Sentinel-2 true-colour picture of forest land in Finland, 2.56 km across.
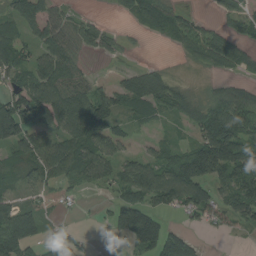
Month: August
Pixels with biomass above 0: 68%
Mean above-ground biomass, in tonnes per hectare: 71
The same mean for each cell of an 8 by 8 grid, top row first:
71 64 28 7 80 61 9 74
85 89 60 31 4 29 88 47
51 107 66 24 101 27 17 32
137 146 144 85 69 49 85 106
98 92 100 66 12 38 145 135
24 59 64 61 102 131 117 103
66 75 9 49 112 62 120 129
132 40 39 15 121 110 8 13
